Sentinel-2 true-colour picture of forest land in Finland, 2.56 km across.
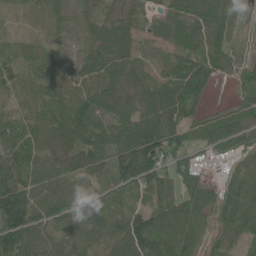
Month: June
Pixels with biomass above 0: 88%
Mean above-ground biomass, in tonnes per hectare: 63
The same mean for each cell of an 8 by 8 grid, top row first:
11 20 22 41 28 55 78 30
26 18 22 93 35 40 79 14
50 57 59 92 57 79 77 43
45 74 75 86 99 66 37 55
76 59 69 93 163 68 57 39
92 72 41 73 120 86 40 65
120 57 45 36 54 106 85 105
108 44 26 36 119 106 46 46
